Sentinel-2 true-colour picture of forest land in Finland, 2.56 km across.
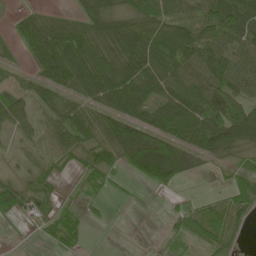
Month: May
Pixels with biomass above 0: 75%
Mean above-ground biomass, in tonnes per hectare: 55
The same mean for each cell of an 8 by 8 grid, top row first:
24 37 51 87 79 53 63 86
30 109 105 79 91 104 67 69
32 65 88 106 87 69 80 83
55 51 58 75 65 81 87 82
21 35 71 76 118 76 79 66
26 41 26 30 65 64 8 42
47 33 15 5 3 18 45 55
2 21 23 0 0 14 50 18
